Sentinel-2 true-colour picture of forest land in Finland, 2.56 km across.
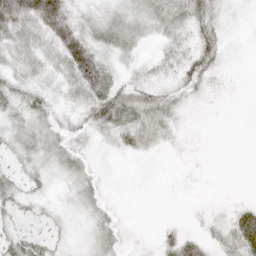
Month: April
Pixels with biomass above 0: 76%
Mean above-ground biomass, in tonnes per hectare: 21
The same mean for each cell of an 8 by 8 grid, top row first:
55 79 23 22 24 32 38 3
30 36 61 30 10 18 41 2
27 14 46 29 22 24 21 1
28 31 23 56 41 23 3 0
25 31 15 15 22 7 0 0
20 15 22 5 4 1 1 0
22 12 16 11 0 1 4 13
33 22 11 21 3 29 19 34
